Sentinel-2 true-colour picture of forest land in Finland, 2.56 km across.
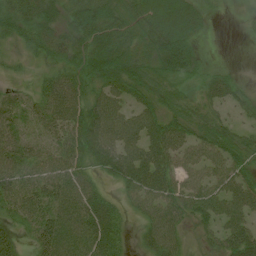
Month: July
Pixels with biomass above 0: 87%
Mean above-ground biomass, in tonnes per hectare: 51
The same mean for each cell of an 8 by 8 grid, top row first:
63 53 71 63 64 87 25 4
24 54 52 76 35 99 6 0
13 36 51 72 56 45 39 18
32 56 67 74 57 47 36 23
48 35 68 80 85 69 60 47
49 54 50 50 99 60 46 53
43 60 68 41 41 55 61 64
28 66 69 58 32 40 25 72
